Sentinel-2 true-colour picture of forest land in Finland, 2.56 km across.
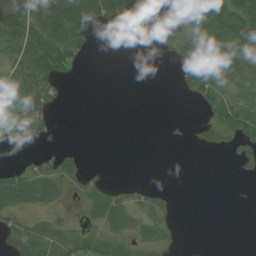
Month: July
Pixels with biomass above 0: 45%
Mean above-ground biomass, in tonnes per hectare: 26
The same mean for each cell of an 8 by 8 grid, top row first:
42 81 84 46 2 12 106 76
56 96 44 0 0 38 61 83
48 56 4 0 0 9 59 10
48 34 0 0 0 0 23 36
27 7 2 0 0 4 19 33
29 41 26 1 0 0 0 5
30 16 10 41 17 8 0 0
37 55 39 30 16 7 0 0
